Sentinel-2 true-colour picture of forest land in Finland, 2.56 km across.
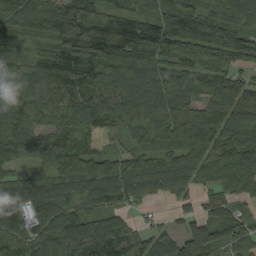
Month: September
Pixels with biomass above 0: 93%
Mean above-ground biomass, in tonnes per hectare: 116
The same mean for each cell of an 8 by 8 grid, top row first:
131 159 192 114 94 145 118 110
60 87 184 194 164 150 145 133
83 121 136 120 147 132 165 91
109 101 133 132 117 128 109 166
84 83 70 15 73 106 135 130
67 93 134 158 171 151 97 133
96 142 76 94 28 46 63 49
112 128 151 158 99 98 137 88
